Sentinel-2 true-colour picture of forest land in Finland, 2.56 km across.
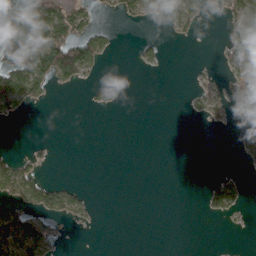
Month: March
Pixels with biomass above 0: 27%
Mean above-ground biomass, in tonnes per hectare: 22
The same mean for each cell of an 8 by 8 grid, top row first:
77 98 41 9 26 39 10 41
115 106 86 14 17 1 0 86
81 49 26 6 0 0 10 40
28 1 0 5 0 0 28 15
0 4 0 0 0 0 0 21
63 9 0 0 0 0 3 12
35 40 21 0 0 0 24 22
73 42 0 0 0 0 0 1
